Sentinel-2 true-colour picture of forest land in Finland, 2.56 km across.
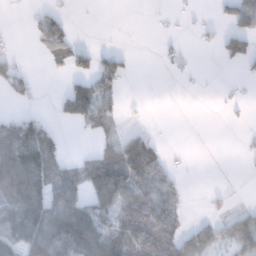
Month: January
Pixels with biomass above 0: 42%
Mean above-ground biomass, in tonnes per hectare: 45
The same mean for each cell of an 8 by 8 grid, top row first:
1 47 0 0 0 5 5 56
2 79 16 12 0 9 6 82
55 3 40 77 0 2 1 10
15 4 89 41 2 0 0 3
102 105 1 34 82 0 0 4
162 94 64 122 87 20 0 1
122 138 106 80 90 43 8 14
79 141 149 97 90 67 41 44
